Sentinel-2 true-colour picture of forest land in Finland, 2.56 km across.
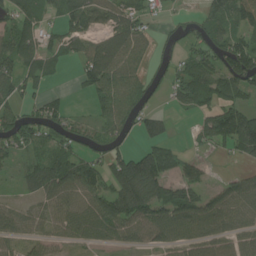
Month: July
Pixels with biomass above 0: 71%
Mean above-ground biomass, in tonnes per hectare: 72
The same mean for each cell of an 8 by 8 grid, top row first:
92 43 96 70 53 17 56 77
107 71 58 100 51 34 76 107
86 46 39 97 58 58 96 119
57 85 21 80 68 36 64 112
76 54 56 70 53 29 40 125
22 111 112 101 184 79 23 33
46 65 79 105 124 125 88 73
58 56 50 41 57 71 81 69
